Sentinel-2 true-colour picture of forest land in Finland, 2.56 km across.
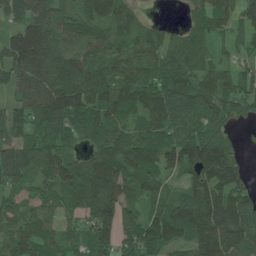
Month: June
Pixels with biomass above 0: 89%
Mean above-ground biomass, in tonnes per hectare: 113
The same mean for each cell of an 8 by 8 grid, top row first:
86 118 103 115 30 3 99 73
167 152 94 104 96 125 61 45
84 130 138 121 107 135 92 101
84 199 139 126 117 201 150 62
111 155 65 132 148 162 196 30
96 122 195 183 118 53 140 85
72 67 118 172 84 105 145 121
102 92 79 134 142 101 137 118
